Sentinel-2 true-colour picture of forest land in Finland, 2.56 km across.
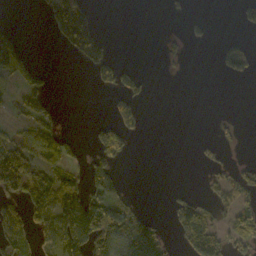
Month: October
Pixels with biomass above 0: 32%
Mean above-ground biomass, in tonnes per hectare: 46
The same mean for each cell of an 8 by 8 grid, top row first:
0 17 57 0 0 4 4 23
72 1 45 13 0 13 3 31
41 22 0 60 24 2 0 17
20 42 0 52 33 0 0 0
74 101 14 112 0 0 13 8
150 93 59 88 0 0 23 39
45 121 214 108 16 52 42 68
55 43 208 178 191 24 131 57
